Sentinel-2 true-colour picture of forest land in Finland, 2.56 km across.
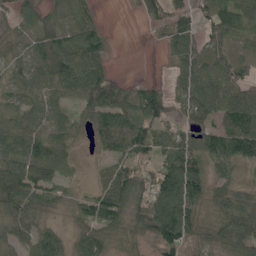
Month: May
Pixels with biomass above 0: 82%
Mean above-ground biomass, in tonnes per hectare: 58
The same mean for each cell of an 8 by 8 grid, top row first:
48 47 68 0 25 50 50 82
26 78 104 17 1 60 53 29
30 57 107 56 16 38 71 66
42 52 39 96 86 37 69 94
58 67 17 58 69 65 77 109
103 58 8 62 50 124 68 22
68 32 34 85 66 125 38 64
43 53 38 38 50 124 41 77
